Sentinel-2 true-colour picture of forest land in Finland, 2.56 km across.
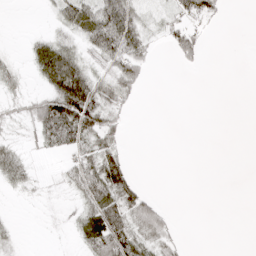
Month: April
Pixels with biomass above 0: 43%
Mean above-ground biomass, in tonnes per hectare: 21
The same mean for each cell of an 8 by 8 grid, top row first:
0 7 60 85 19 22 27 0
2 40 25 65 31 39 7 0
15 45 71 37 20 0 0 0
13 61 82 30 0 0 0 0
14 29 41 29 0 0 0 0
33 2 43 56 2 0 0 0
1 2 25 54 43 2 0 0
8 1 23 76 36 13 0 0
